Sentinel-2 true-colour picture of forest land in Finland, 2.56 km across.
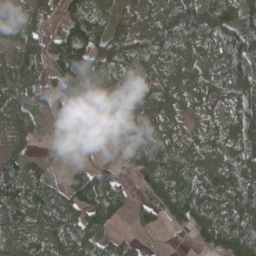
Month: April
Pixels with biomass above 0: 84%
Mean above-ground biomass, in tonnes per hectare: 57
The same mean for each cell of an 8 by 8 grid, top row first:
37 53 79 49 43 76 82 62
30 64 128 88 58 45 43 63
63 53 49 36 43 39 40 60
81 27 19 76 81 41 27 52
45 7 3 62 105 56 38 52
65 24 52 46 62 76 69 51
74 78 81 79 39 93 91 92
52 76 55 25 7 9 65 120
